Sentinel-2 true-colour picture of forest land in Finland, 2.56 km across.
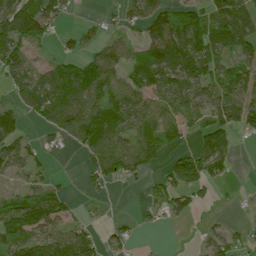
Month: July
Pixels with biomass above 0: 62%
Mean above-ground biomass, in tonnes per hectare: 59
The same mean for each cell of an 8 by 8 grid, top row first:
143 102 10 19 64 60 63 77
79 17 38 49 54 89 79 59
87 96 127 69 76 85 70 73
54 89 88 79 90 88 73 86
76 27 52 83 76 34 69 16
37 30 11 59 26 67 64 2
105 131 21 3 24 45 10 7
79 100 77 34 4 1 46 33
